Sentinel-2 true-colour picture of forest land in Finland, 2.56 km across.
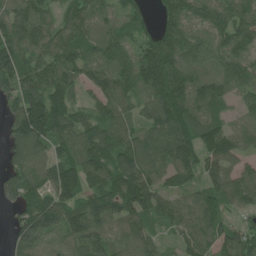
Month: June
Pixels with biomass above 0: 92%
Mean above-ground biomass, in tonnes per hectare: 117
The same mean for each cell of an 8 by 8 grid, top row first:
116 74 120 71 80 135 98 107
120 99 116 85 104 154 105 104
136 116 90 120 155 199 102 104
113 184 64 111 81 200 92 55
103 132 133 139 140 176 139 78
102 116 167 150 141 110 85 91
70 173 153 171 139 87 147 77
82 106 155 101 102 64 112 127
